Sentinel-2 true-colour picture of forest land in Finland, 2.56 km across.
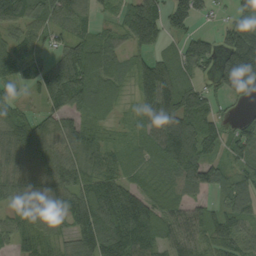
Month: September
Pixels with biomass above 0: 86%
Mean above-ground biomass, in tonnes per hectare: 87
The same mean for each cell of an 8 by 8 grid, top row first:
90 74 54 31 152 106 34 96
85 49 97 78 89 44 77 207
58 91 112 92 121 114 39 193
53 55 68 52 68 158 81 17
106 90 68 35 55 192 103 86
83 98 71 67 52 91 96 81
63 79 104 143 126 76 46 96
62 60 104 158 111 97 69 73
